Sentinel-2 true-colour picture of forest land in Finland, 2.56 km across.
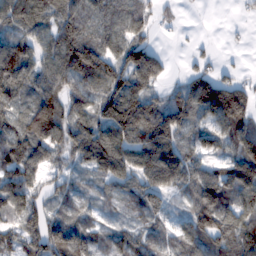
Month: February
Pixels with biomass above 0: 85%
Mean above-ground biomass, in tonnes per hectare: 88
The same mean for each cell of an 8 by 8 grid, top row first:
109 75 90 69 64 23 0 8
98 94 133 81 99 2 12 3
111 97 100 121 107 23 92 50
75 124 86 168 124 121 101 129
103 103 117 158 124 101 71 98
109 58 38 102 123 116 106 127
108 82 57 29 73 24 123 98
107 137 130 58 65 68 90 130
